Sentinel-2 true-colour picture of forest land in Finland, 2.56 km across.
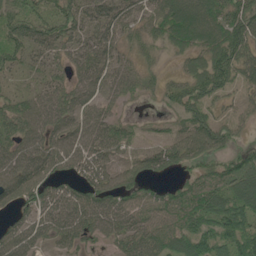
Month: June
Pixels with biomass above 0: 83%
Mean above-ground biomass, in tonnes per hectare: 68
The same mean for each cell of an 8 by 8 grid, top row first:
76 70 79 102 57 106 95 110
72 71 79 86 40 46 80 91
23 49 61 59 38 28 96 47
76 89 64 37 5 38 54 30
74 81 78 90 33 68 87 37
84 65 55 69 56 31 55 88
60 74 86 80 68 84 100 91
88 45 56 43 81 74 84 107
